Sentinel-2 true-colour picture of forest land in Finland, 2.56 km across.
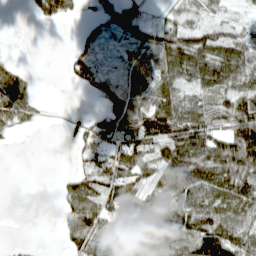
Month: April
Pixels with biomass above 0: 69%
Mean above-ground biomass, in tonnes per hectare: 53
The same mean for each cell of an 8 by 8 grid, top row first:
0 54 13 45 37 38 27 16
0 0 21 14 51 98 97 77
58 0 34 23 63 79 97 82
63 4 2 59 102 86 63 82
3 0 27 57 73 107 100 116
0 0 41 73 68 94 108 103
0 0 90 73 96 81 82 67
2 0 57 67 58 82 120 72
